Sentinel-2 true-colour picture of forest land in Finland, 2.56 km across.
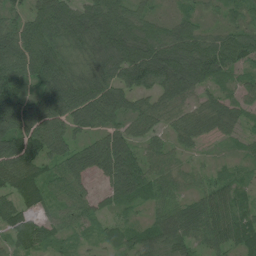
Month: July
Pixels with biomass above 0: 93%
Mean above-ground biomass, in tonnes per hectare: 74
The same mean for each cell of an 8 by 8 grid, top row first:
48 103 91 113 67 46 34 48
125 107 52 99 111 114 88 89
88 112 83 90 89 116 70 32
152 143 123 98 72 53 61 44
111 132 62 93 56 43 23 22
105 62 73 85 94 44 37 30
64 41 69 30 35 62 83 54
52 56 19 38 69 82 59 70
